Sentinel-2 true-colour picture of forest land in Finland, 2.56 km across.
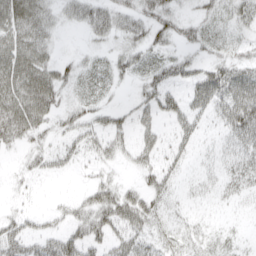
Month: April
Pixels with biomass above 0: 62%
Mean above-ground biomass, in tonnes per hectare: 28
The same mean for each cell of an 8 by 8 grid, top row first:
47 29 25 34 30 24 26 31
49 25 6 15 32 21 22 19
60 45 27 24 28 28 54 52
66 38 26 25 24 31 28 64
20 17 31 31 24 25 9 35
9 13 6 16 19 22 17 32
11 11 27 57 48 12 6 9
43 34 48 33 29 21 19 10
